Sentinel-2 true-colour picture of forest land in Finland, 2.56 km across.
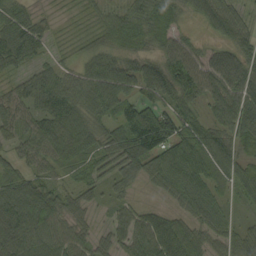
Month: September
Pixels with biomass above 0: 91%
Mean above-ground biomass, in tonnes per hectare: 61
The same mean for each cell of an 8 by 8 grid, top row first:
64 16 16 35 57 38 72 47
105 32 20 45 43 63 23 60
32 59 52 85 80 61 73 75
61 66 69 55 90 72 42 91
43 84 95 71 124 102 90 55
47 42 40 48 53 97 78 55
110 92 45 27 26 34 72 24
109 77 48 45 80 90 50 56
